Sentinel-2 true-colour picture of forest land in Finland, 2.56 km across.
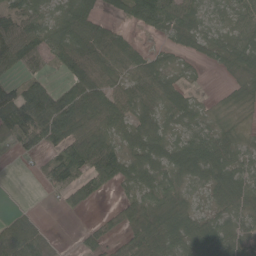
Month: May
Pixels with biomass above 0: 77%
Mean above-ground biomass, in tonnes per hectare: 49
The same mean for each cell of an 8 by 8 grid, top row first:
60 28 60 21 62 63 24 43
74 55 74 65 26 26 25 47
43 37 78 52 76 28 3 28
89 112 89 80 50 41 18 15
41 53 93 63 68 44 64 33
1 41 61 87 50 45 54 43
12 2 22 14 66 57 27 47
97 35 22 29 79 61 63 45
